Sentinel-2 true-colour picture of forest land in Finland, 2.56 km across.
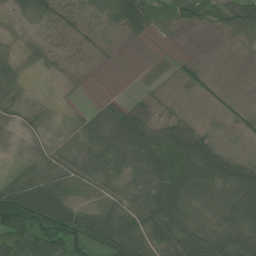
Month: June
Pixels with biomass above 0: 81%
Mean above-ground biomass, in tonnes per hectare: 41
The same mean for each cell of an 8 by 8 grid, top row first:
20 38 20 57 61 38 36 60
10 14 8 7 1 2 2 7
28 6 6 0 1 12 18 3
26 15 13 38 36 14 8 19
14 25 27 57 66 73 55 7
27 60 42 37 49 87 76 76
144 137 42 42 62 66 35 77
88 95 96 90 66 66 75 59
